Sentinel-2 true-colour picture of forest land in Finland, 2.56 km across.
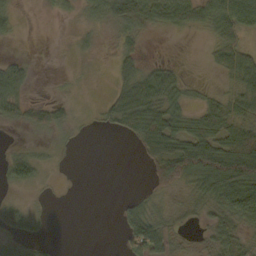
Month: October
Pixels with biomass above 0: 57%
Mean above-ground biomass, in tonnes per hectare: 36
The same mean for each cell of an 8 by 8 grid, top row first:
23 6 16 68 78 64 62 79
2 0 10 11 15 0 19 53
62 1 3 16 57 39 4 58
47 45 6 42 81 52 50 59
7 10 6 0 62 72 84 96
38 7 0 0 15 75 115 133
26 3 0 2 34 18 39 91
29 11 0 0 116 38 26 42
